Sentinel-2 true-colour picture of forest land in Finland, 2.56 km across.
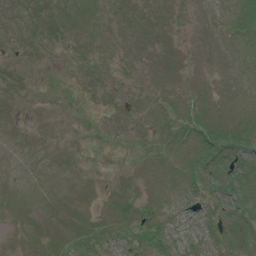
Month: July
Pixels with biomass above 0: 39%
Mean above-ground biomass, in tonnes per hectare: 4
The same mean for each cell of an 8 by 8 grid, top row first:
0 0 1 2 1 0 1 7
0 0 1 3 2 1 1 3
0 0 1 2 2 3 2 2
0 0 0 1 3 7 7 7
0 0 0 0 2 8 18 16
0 0 0 1 2 5 12 15
0 0 0 5 7 6 7 12
0 0 7 7 15 9 9 14
